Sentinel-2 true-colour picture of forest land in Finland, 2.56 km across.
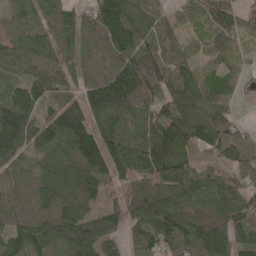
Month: May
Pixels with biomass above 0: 94%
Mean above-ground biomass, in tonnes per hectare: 110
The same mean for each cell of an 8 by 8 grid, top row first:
81 87 94 203 129 46 83 60
75 110 82 130 123 73 57 33
63 112 77 180 177 123 88 35
175 77 140 164 97 135 140 22
160 106 167 154 143 160 99 92
68 113 161 131 119 133 66 74
79 109 126 82 127 128 112 106
124 130 167 75 84 140 166 91
